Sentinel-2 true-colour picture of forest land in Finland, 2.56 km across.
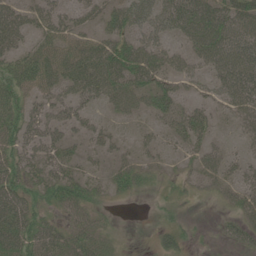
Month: June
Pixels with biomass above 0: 68%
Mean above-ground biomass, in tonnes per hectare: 32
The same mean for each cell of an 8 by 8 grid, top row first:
41 35 25 38 40 57 61 55
34 36 46 48 40 20 48 57
42 45 59 55 41 31 29 58
43 34 28 17 23 38 25 35
43 37 17 21 16 21 25 12
44 36 30 27 23 9 25 25
52 21 33 8 1 9 1 27
49 47 31 13 0 21 2 26
